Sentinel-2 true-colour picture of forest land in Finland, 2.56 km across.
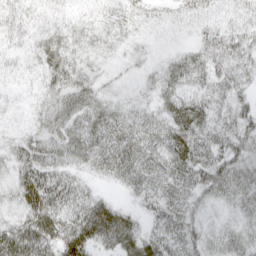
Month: April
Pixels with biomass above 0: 85%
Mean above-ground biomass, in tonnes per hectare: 30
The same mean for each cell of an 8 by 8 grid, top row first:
23 16 10 17 20 17 24 30
16 33 17 14 9 10 36 42
10 24 27 12 13 32 35 35
5 23 35 28 24 41 39 36
23 30 38 44 41 48 37 38
27 47 19 22 39 41 48 40
23 56 40 36 20 35 18 28
51 45 58 43 42 37 29 33
